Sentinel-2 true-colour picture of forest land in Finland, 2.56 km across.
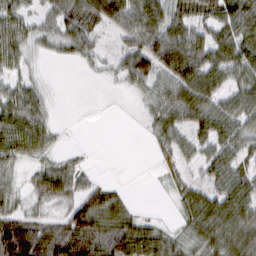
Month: February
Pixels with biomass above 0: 73%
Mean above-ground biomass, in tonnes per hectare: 48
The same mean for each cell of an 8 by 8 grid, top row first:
56 34 93 87 96 52 52 80
51 19 43 19 60 78 68 65
34 7 2 14 53 48 73 52
73 26 0 0 18 58 60 57
75 37 2 0 2 42 45 47
21 67 33 1 0 24 39 54
35 27 72 68 4 17 66 70
140 93 112 104 88 37 55 67
